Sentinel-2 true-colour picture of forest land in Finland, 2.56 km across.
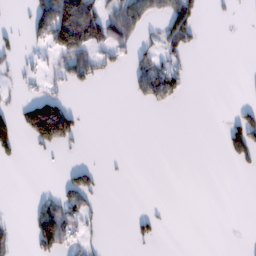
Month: February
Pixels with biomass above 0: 22%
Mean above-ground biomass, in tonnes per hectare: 29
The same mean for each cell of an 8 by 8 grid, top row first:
3 117 162 69 59 92 6 3
24 48 94 60 26 54 0 0
14 22 49 7 74 59 0 1
37 149 21 0 3 3 0 28
56 80 14 0 0 0 0 83
0 0 48 2 0 0 0 6
1 51 58 0 3 1 0 0
9 90 30 0 21 0 0 0
